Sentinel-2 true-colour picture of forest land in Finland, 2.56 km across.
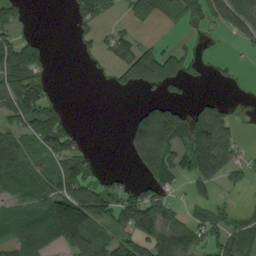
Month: August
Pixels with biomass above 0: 54%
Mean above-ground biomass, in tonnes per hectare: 73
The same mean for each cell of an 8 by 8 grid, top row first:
54 0 64 16 52 33 89 181
113 20 18 54 64 33 14 18
153 39 0 29 155 83 15 12
109 74 0 0 103 109 143 10
70 85 28 0 198 108 260 55
88 69 108 25 68 69 140 31
54 103 157 95 145 36 35 21
85 85 119 68 125 124 60 76
